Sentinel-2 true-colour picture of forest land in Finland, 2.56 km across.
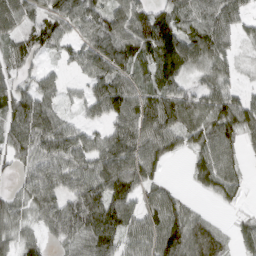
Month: March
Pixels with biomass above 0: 84%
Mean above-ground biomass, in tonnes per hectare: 70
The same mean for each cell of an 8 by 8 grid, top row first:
74 70 84 86 80 76 85 59
69 56 64 109 84 93 95 27
58 44 27 95 42 61 53 22
90 80 27 82 98 101 92 92
78 92 77 86 96 50 79 47
28 85 90 118 76 3 74 41
52 78 116 113 67 70 9 17
53 33 79 88 81 109 81 32
